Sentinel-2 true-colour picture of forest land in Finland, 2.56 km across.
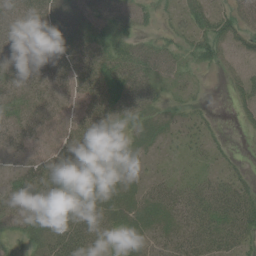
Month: June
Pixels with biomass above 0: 78%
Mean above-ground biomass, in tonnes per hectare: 33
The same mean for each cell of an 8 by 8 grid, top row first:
31 46 38 50 23 17 38 47
35 43 42 46 33 27 44 32
25 29 41 56 40 18 3 29
34 25 32 46 37 17 10 14
24 25 49 33 27 14 18 1
26 49 39 27 19 14 18 21
49 43 46 49 41 41 49 55
27 51 56 16 28 41 48 34
